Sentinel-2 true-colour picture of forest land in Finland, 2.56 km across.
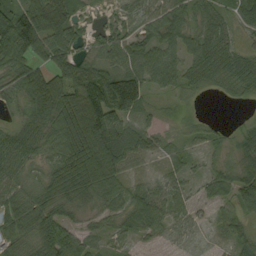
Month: September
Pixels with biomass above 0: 91%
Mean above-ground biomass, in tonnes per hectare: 60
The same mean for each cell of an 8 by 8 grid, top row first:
73 123 32 21 49 54 49 51
104 100 49 61 68 47 63 32
58 89 126 118 78 43 42 56
31 110 161 132 38 15 4 3
72 57 136 122 61 19 29 41
40 55 119 82 21 37 43 70
62 64 31 40 82 62 28 44
46 76 66 32 23 27 12 44
